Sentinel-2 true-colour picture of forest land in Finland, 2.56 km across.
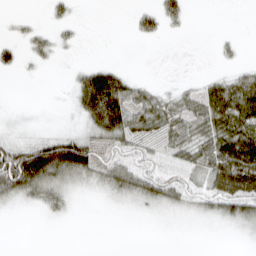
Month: March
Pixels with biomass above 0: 49%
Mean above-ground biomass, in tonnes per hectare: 27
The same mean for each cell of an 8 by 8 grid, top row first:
6 10 4 0 21 22 0 0
15 20 6 0 0 0 0 6
2 1 35 69 11 4 21 37
4 1 36 100 55 44 63 73
50 76 78 38 27 42 54 92
111 77 45 46 41 27 44 88
11 22 3 6 17 25 25 44
0 0 0 0 0 0 0 5
